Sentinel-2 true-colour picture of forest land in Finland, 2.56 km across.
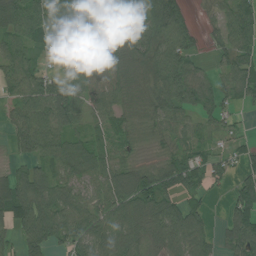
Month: July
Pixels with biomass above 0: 81%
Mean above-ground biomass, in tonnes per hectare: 61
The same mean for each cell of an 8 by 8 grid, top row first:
77 84 62 71 79 105 14 84
60 16 56 76 84 93 19 81
59 46 47 67 44 106 52 75
47 85 52 57 26 79 51 19
46 71 46 39 11 36 31 21
54 51 57 71 54 75 61 36
95 87 75 73 88 70 26 85
40 78 70 85 68 77 41 96
